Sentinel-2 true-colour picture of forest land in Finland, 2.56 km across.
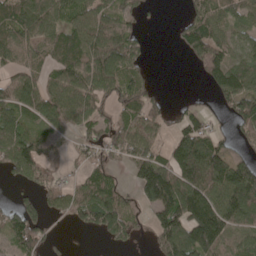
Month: May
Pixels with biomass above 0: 69%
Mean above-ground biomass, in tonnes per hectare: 76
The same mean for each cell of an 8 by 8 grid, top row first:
75 88 85 74 30 9 80 58
98 61 99 100 36 23 121 59
64 54 86 99 48 0 43 95
91 99 86 58 86 18 31 99
117 39 37 74 83 82 93 24
55 45 38 47 123 152 157 135
56 59 94 116 56 161 154 142
82 51 1 42 12 137 150 86
